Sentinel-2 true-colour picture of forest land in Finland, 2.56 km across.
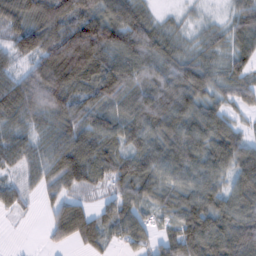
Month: February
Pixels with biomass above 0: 89%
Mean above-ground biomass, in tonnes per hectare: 76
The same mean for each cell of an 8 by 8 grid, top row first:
87 115 113 101 56 16 17 54
72 119 176 132 104 48 45 53
59 120 100 121 87 93 62 59
80 78 88 77 95 109 76 31
67 63 115 78 76 102 89 71
32 54 89 81 91 77 73 84
35 27 58 63 63 78 87 76
0 24 64 43 61 83 110 97
